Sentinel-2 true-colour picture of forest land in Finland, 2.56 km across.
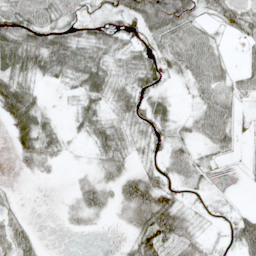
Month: May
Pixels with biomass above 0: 69%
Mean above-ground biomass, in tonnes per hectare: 32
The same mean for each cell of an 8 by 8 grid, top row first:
53 47 40 46 78 93 18 37
70 67 44 41 40 41 33 8
53 21 41 37 44 13 43 25
66 17 31 23 44 16 49 12
31 33 5 42 20 23 23 9
4 8 9 28 37 19 7 1
14 0 31 21 67 51 9 8
45 1 1 1 63 71 21 58
